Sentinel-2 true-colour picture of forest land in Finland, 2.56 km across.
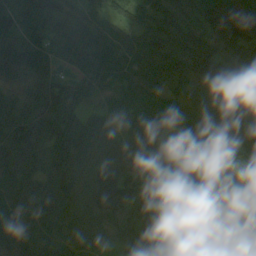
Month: August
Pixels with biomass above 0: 98%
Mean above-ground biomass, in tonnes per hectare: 102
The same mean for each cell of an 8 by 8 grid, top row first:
107 104 78 80 89 83 104 117
129 135 149 107 111 110 90 89
70 117 106 99 113 92 86 102
96 150 88 101 119 86 94 85
144 110 123 109 123 53 93 102
113 110 105 141 98 47 102 106
107 129 93 135 119 68 106 106
84 107 99 73 89 55 67 111
